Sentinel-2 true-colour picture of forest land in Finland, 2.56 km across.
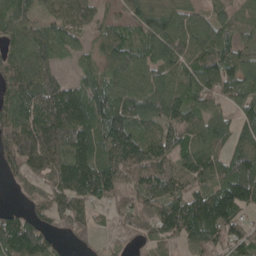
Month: May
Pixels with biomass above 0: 87%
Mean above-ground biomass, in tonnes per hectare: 84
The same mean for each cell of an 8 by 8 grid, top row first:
87 57 86 36 94 102 73 36
74 88 41 99 93 107 108 64
90 86 54 101 119 91 89 105
108 118 135 140 119 106 66 60
90 101 109 125 99 80 83 69
38 75 143 104 91 86 77 131
21 44 57 44 59 91 139 106
150 61 26 15 35 53 81 64
